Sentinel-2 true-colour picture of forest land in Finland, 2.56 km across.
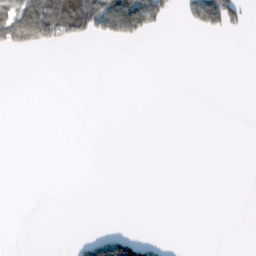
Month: February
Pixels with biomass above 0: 11%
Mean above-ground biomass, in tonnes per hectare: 17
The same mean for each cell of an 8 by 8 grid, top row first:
126 126 131 162 146 17 117 39
49 36 3 2 2 0 0 0
0 0 0 0 0 0 0 0
0 0 0 0 0 0 0 0
0 0 0 0 0 0 0 0
0 0 0 0 0 0 0 0
0 0 0 0 0 0 0 0
0 0 17 75 32 0 0 0
